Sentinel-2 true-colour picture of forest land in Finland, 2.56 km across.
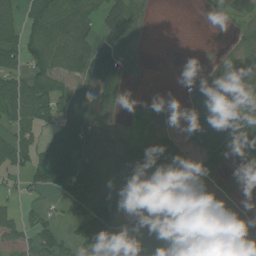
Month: July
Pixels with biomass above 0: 67%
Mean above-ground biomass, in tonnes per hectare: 59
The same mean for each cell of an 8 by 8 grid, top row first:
48 107 93 82 25 0 2 17
87 101 89 65 13 0 1 33
76 85 44 63 6 0 37 76
87 81 77 34 4 2 50 56
80 37 90 52 53 44 86 83
38 67 109 90 105 118 31 19
37 22 67 91 71 81 46 37
47 87 90 123 110 90 76 78
